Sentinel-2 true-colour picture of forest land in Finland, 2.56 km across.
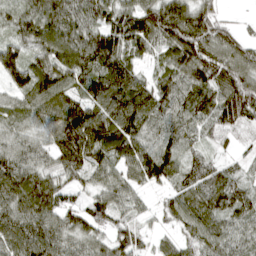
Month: April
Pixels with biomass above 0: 93%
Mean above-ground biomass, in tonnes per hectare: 83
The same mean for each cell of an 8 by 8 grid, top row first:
82 109 94 95 112 114 73 8
76 88 104 122 70 104 100 70
71 105 81 125 52 81 103 103
67 92 110 113 112 80 85 117
60 61 133 96 77 76 44 23
110 83 56 65 82 72 87 50
98 105 73 88 27 61 100 84
100 101 71 79 36 45 75 61
